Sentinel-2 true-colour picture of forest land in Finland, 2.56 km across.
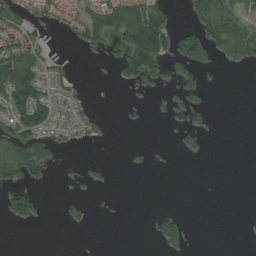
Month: August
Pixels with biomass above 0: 30%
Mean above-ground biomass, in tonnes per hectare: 35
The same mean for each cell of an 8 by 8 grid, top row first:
59 39 40 76 115 14 96 29
75 24 25 31 207 96 104 91
127 48 7 15 83 55 10 0
115 89 34 2 7 33 33 0
80 86 21 5 4 11 10 0
47 28 17 7 2 0 0 0
84 4 14 1 0 4 0 0
0 0 0 0 3 61 0 1
